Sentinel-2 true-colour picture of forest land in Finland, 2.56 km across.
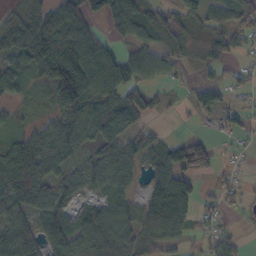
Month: October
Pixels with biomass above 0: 75%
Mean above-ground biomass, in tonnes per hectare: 60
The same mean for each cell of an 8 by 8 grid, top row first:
29 95 89 69 65 55 48 63
71 139 111 40 66 39 39 36
61 86 134 93 59 23 15 34
19 26 86 85 61 10 16 40
56 67 52 84 50 50 50 15
116 76 56 76 42 111 32 19
77 77 38 60 74 153 28 23
91 78 76 60 64 42 35 22
